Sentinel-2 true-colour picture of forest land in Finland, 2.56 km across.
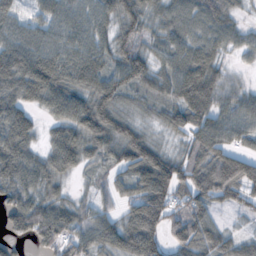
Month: October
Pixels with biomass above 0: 88%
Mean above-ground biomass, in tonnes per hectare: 72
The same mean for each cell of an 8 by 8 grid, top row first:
63 71 78 77 77 68 76 28
83 81 83 72 56 62 68 39
83 104 82 84 72 85 93 22
76 43 93 95 36 66 87 70
97 47 94 93 93 28 92 51
88 70 25 42 102 94 105 117
79 76 51 33 115 60 60 34
33 71 70 74 124 65 77 50
